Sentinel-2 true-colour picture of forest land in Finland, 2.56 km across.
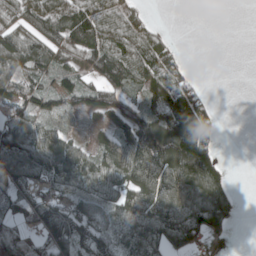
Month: May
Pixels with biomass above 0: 70%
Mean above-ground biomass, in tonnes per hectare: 67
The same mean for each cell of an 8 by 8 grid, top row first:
69 110 101 75 40 0 0 0
111 88 106 83 77 30 0 0
114 51 60 113 64 70 6 0
50 64 66 103 75 102 48 0
89 92 48 60 162 149 80 0
51 55 77 81 129 133 149 0
40 59 66 66 94 128 142 25
63 58 56 60 90 76 63 0
